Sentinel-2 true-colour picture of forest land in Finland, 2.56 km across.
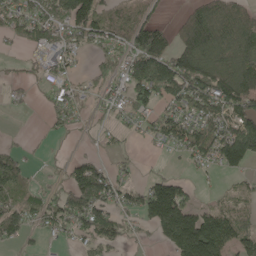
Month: May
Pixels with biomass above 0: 64%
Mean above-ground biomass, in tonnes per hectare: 74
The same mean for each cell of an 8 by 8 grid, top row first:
76 94 154 67 42 19 105 88
28 89 51 68 131 92 135 121
22 40 31 59 145 152 122 156
6 27 36 35 70 69 87 102
14 6 5 19 15 59 102 192
83 9 91 55 21 32 13 42
72 61 113 73 108 205 54 59
44 22 40 63 12 193 244 102
